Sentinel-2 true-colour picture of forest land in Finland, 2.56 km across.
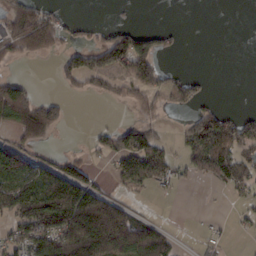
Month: February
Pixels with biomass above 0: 44%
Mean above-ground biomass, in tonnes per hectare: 55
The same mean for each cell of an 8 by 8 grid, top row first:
102 70 7 2 0 0 0 0
70 74 46 144 96 20 0 0
51 0 59 48 100 43 13 0
149 93 0 1 31 20 55 16
45 24 3 61 89 20 107 85
114 76 72 33 81 41 50 63
107 155 160 86 9 0 1 12
64 131 183 157 116 23 15 2
